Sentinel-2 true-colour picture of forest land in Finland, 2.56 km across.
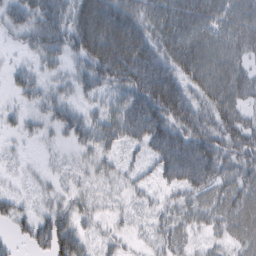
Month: February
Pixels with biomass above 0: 82%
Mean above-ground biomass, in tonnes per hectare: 49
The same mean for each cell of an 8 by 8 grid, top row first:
47 72 84 109 65 91 78 77
18 61 68 109 86 79 86 58
29 25 40 65 86 67 81 62
20 31 32 49 89 79 53 47
8 9 31 35 44 87 79 61
7 11 16 22 18 60 75 46
28 25 31 15 15 37 46 59
20 62 46 22 12 35 19 40
